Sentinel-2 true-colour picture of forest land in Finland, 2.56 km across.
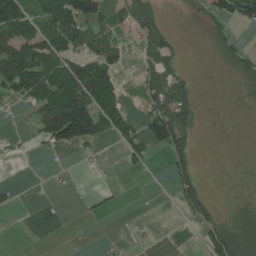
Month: July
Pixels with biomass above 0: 42%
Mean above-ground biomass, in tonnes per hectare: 39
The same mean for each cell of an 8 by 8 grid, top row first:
94 75 100 29 51 4 41 67
107 87 56 52 37 37 9 28
102 92 110 52 31 55 1 29
4 89 166 52 46 110 3 5
9 44 86 19 64 80 1 2
0 3 4 1 5 59 4 3
11 1 5 10 0 15 47 29
0 0 0 3 5 0 50 98
